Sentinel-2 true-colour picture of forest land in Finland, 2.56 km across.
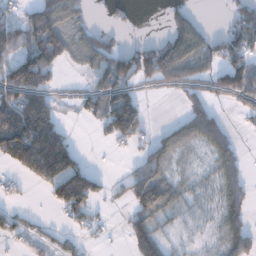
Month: December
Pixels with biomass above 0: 56%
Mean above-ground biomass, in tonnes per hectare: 66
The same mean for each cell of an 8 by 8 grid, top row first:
35 165 57 14 0 55 4 84
88 136 67 57 69 132 77 103
128 58 13 124 63 86 56 122
138 55 32 137 59 9 82 19
216 173 19 36 47 63 70 24
31 148 155 11 104 28 21 65
22 15 112 14 96 37 19 75
34 30 24 7 112 14 13 88
